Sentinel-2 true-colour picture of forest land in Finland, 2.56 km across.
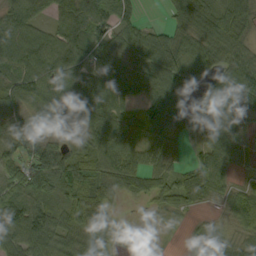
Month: September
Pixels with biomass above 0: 85%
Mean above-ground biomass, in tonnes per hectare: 69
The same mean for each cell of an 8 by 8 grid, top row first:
68 40 81 63 4 81 80 80
102 94 92 67 79 83 81 66
84 97 92 90 75 80 48 95
70 102 70 90 55 59 86 71
70 75 54 94 60 39 61 52
60 109 101 85 81 56 91 18
95 72 86 44 15 54 23 85
86 88 70 47 15 1 63 49
